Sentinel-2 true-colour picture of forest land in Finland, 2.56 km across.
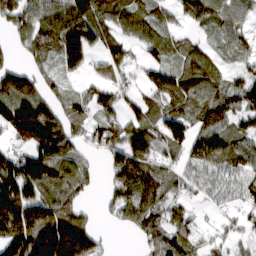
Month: March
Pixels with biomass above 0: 78%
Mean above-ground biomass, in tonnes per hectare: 94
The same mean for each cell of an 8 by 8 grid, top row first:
104 102 125 86 71 38 83 63
35 95 143 73 63 63 39 53
113 42 45 58 58 111 105 65
200 119 68 82 93 98 105 82
82 219 56 128 97 96 122 77
200 161 85 88 146 60 54 53
201 157 59 58 117 48 18 40
211 257 228 8 38 86 33 35
